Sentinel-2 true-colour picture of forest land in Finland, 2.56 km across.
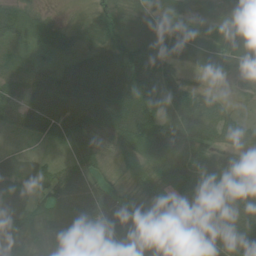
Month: July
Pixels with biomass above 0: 94%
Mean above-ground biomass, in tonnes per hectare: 57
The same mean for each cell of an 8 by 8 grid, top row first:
54 21 16 35 62 47 36 78
31 40 44 67 67 65 67 72
52 65 98 79 81 39 21 43
47 86 99 97 77 67 57 19
11 26 60 55 64 77 42 37
60 43 60 23 71 84 82 52
60 48 79 71 58 39 41 72
76 66 54 55 70 44 46 66
